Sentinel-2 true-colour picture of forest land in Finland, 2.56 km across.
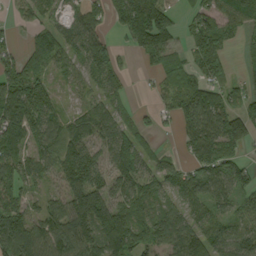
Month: September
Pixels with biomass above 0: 79%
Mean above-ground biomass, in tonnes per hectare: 80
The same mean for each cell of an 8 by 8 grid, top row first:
23 45 61 69 184 60 79 93
32 103 82 61 81 46 110 27
105 55 48 71 7 66 85 31
161 85 36 75 15 77 140 61
99 76 94 110 56 12 114 31
87 48 145 91 94 70 89 63
105 63 137 110 69 62 65 52
163 119 125 112 86 104 115 71
